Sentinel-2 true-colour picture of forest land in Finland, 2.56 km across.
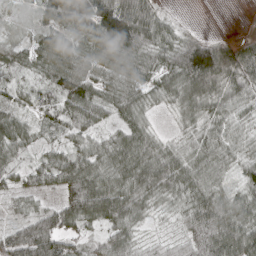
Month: April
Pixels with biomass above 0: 90%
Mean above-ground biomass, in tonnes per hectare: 68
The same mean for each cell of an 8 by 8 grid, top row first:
18 92 106 121 85 11 0 0
57 75 58 86 77 74 96 34
35 59 94 64 57 90 111 65
47 45 94 57 49 35 54 47
68 33 46 57 68 36 68 47
51 64 116 79 96 81 71 41
34 55 120 114 52 33 115 73
111 133 44 88 32 43 139 122
